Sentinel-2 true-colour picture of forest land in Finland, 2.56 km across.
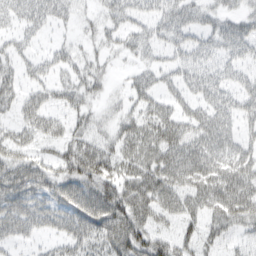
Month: March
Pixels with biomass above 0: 73%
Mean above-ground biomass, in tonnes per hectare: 44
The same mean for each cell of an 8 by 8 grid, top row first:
47 45 18 32 31 58 28 29
34 18 19 21 38 34 37 44
43 31 37 14 40 35 47 31
33 41 36 14 41 47 48 47
49 31 54 39 53 67 66 44
66 42 71 55 66 62 65 61
62 47 60 78 59 52 45 62
33 18 46 64 64 47 30 19
